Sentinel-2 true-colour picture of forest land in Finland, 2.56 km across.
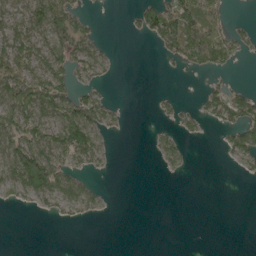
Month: May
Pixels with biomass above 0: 40%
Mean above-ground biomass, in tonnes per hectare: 35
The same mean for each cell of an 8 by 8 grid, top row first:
35 105 36 0 53 94 48 2
46 83 68 6 1 78 117 36
77 106 31 8 0 2 13 3
95 76 100 25 0 22 35 70
90 83 119 6 1 33 2 67
95 133 28 3 0 7 0 7
12 21 34 1 0 0 0 0
0 0 0 0 0 0 0 0
